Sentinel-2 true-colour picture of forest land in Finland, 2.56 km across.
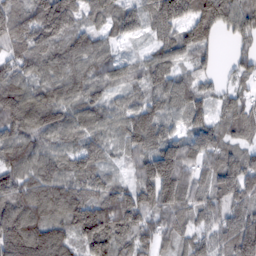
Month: February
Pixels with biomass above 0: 93%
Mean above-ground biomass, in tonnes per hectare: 93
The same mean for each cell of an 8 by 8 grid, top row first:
116 182 81 82 82 121 113 104
90 99 105 50 25 92 56 46
80 88 102 73 72 83 37 54
126 91 95 74 93 76 57 88
103 80 68 53 95 94 96 69
93 104 94 43 94 173 86 146
117 105 110 135 106 130 88 108
133 113 93 130 60 76 68 158
